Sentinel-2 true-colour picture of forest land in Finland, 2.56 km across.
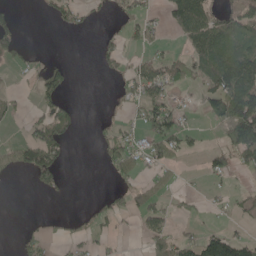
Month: May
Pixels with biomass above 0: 36%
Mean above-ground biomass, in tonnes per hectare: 40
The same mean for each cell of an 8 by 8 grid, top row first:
31 17 35 13 31 94 87 80
52 2 0 31 23 11 122 127
7 50 1 10 80 48 77 145
16 49 20 3 50 53 50 160
43 98 1 50 58 65 10 116
11 80 0 18 19 11 32 11
0 0 1 33 47 20 11 26
9 13 16 11 21 45 76 55
